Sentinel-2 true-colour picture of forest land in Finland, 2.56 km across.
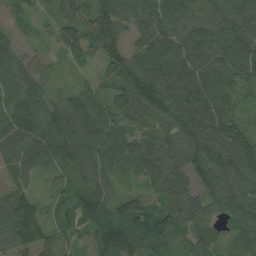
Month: August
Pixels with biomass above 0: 95%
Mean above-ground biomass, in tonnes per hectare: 78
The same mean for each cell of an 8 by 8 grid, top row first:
22 27 53 111 92 96 76 80
45 21 84 94 64 85 83 93
81 49 21 53 116 96 89 73
111 100 100 70 97 99 91 48
99 107 137 102 84 88 98 93
68 39 64 66 68 84 96 109
99 36 61 58 69 70 69 92
81 70 51 116 119 51 55 69
